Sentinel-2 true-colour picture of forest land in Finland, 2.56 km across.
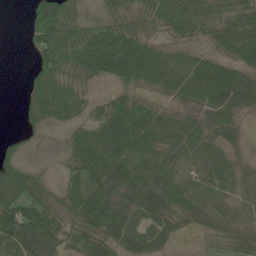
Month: June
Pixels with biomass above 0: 82%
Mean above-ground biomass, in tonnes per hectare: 44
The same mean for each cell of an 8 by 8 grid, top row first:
0 90 28 38 36 53 36 42
0 71 70 81 52 26 23 55
0 60 31 37 44 47 75 59
5 43 26 54 50 29 45 42
15 2 47 73 57 41 27 21
84 12 45 65 55 29 38 40
94 57 53 67 48 53 57 49
71 47 45 42 46 18 13 42
